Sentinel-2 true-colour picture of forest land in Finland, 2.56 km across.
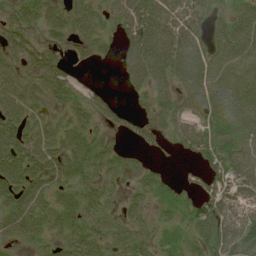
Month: July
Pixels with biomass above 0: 78%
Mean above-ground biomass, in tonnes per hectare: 47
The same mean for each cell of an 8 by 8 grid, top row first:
42 47 46 46 74 76 44 48
46 36 19 22 78 75 53 70
51 56 18 2 51 48 64 55
56 35 40 32 19 44 54 56
59 57 59 26 21 28 66 59
61 50 47 42 32 12 53 63
57 52 55 29 33 32 61 70
28 34 52 46 37 32 79 91
